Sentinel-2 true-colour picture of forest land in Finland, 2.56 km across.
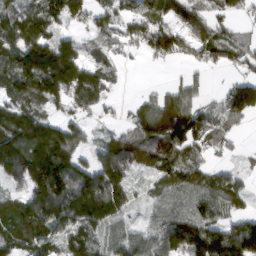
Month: March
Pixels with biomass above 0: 78%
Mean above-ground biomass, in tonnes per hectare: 97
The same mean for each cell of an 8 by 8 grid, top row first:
117 105 68 71 83 66 70 32
125 148 71 63 64 94 93 65
142 175 162 53 1 20 21 63
119 52 58 20 92 169 55 111
141 195 65 81 118 119 84 12
89 215 139 157 49 107 87 40
96 162 177 161 37 90 112 53
106 110 124 95 87 125 144 171
